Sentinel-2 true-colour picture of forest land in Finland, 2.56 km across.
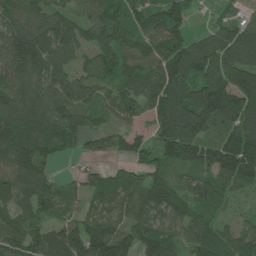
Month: June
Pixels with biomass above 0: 90%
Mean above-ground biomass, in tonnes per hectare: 111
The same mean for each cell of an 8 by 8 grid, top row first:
119 101 72 101 92 100 25 62
180 160 94 126 83 141 171 178
120 126 82 80 117 157 173 141
142 139 114 90 90 173 206 191
150 109 59 64 67 165 110 182
113 75 44 50 83 59 91 171
66 92 36 74 96 116 93 27
103 97 149 153 132 77 139 88
